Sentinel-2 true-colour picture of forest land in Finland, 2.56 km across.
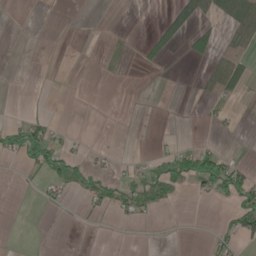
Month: May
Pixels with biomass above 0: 18%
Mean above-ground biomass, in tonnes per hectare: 13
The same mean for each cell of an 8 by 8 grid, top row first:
0 0 0 0 0 32 17 41
0 0 0 3 10 14 20 13
0 0 0 1 1 0 18 29
2 5 0 0 0 0 8 2
47 54 5 1 0 5 9 1
1 29 33 17 33 57 81 50
0 5 5 21 23 4 1 67
0 0 0 0 0 0 8 25
